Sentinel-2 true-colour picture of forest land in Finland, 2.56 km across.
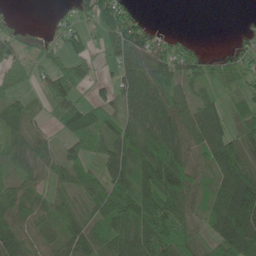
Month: June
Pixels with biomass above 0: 78%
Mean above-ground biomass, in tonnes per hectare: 60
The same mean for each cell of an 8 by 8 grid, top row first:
5 7 51 76 22 0 0 3
45 23 45 60 82 54 4 30
42 50 43 42 78 53 51 63
53 27 85 54 62 66 58 50
66 38 48 76 62 75 69 91
54 42 45 72 94 119 42 118
85 47 28 85 108 91 48 171
66 47 62 85 103 104 51 147
